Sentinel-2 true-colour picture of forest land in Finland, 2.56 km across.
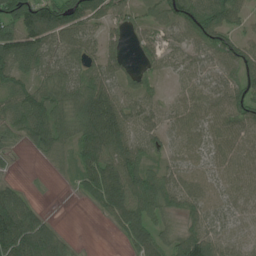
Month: July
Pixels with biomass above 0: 82%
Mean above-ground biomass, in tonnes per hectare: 73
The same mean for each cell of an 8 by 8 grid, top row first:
115 155 110 56 43 78 98 50
131 93 76 41 40 45 85 77
83 73 78 66 39 29 68 89
78 117 94 100 60 61 71 93
17 84 80 116 64 55 72 76
11 5 61 112 100 72 68 74
119 10 5 92 99 55 73 68
175 110 6 5 84 57 94 70
